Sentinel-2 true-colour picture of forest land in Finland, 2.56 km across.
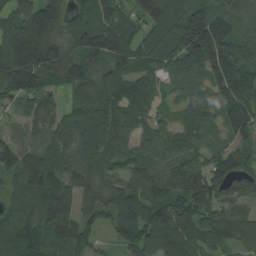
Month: August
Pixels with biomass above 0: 94%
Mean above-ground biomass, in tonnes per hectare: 134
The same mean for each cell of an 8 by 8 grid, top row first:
199 209 94 125 123 156 189 122
233 189 136 174 120 171 254 166
204 130 136 135 106 90 112 183
58 126 103 115 92 48 85 152
105 110 121 116 76 74 69 87
130 186 142 88 134 150 143 124
98 170 114 120 169 180 131 87
145 176 160 54 171 188 106 135
